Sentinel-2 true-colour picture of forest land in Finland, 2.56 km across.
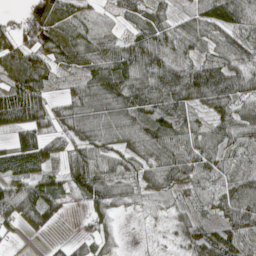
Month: May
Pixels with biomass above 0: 87%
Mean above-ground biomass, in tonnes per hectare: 71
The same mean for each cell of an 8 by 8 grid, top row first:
23 131 58 20 63 42 83 97
97 99 98 75 122 77 53 78
91 64 58 112 102 118 140 84
102 66 74 91 89 83 64 81
62 62 60 61 75 85 67 67
81 67 108 71 50 87 53 57
85 82 25 60 19 39 43 119
16 13 37 27 4 31 88 95
